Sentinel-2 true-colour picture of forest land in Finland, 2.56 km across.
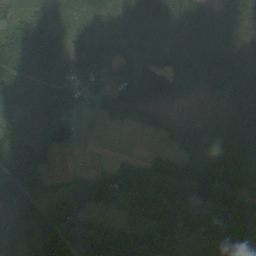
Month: September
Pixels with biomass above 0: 86%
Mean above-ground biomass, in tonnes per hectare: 99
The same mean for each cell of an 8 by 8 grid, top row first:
41 72 76 83 188 172 91 85
74 126 120 73 76 114 113 87
114 93 111 70 114 132 80 145
75 77 38 61 62 19 13 89
134 118 32 1 4 43 79 112
152 70 41 86 124 145 125 122
133 125 117 38 117 187 138 127
103 170 151 179 149 99 119 118
